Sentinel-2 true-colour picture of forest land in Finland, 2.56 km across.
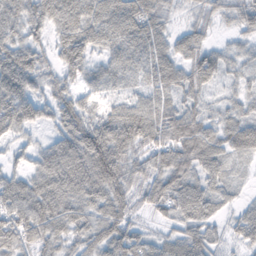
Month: November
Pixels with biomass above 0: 89%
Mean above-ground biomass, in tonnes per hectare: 61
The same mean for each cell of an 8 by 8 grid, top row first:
65 81 120 98 96 20 32 44
68 37 93 53 74 53 49 27
88 37 42 42 44 63 61 34
83 38 66 48 83 64 39 43
29 35 86 104 63 80 64 67
45 87 84 93 50 88 55 13
91 92 63 72 32 63 51 28
80 60 46 80 47 51 56 34
